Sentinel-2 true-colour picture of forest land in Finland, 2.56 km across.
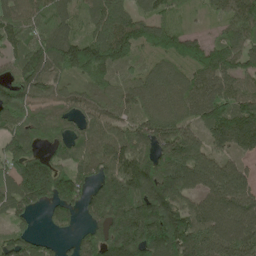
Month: May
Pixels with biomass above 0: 89%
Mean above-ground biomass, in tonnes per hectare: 122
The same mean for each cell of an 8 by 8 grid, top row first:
88 110 51 132 77 53 29 146
86 145 148 185 94 126 112 116
89 101 64 72 111 113 111 100
121 81 94 95 99 111 128 172
118 62 77 119 131 202 106 153
149 186 99 154 195 190 144 116
90 84 97 192 193 161 142 169
96 42 81 164 211 194 154 182
